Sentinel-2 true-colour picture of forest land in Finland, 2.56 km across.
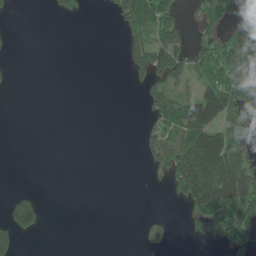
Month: June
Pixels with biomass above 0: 33%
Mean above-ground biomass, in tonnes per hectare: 48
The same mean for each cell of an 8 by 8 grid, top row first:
4 4 19 20 143 63 70 89
3 0 0 0 117 126 74 192
3 0 0 0 44 76 92 166
0 0 0 0 16 80 139 139
0 0 0 0 30 91 166 93
0 0 0 0 4 110 174 138
87 7 0 0 0 5 162 122
45 0 0 0 22 6 32 76
